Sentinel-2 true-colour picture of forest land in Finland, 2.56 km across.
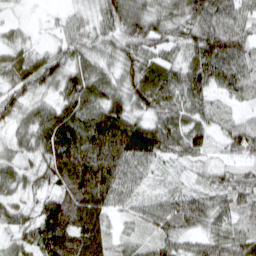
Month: March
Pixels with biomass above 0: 93%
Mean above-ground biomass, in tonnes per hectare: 68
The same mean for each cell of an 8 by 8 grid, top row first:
10 9 33 79 90 78 110 73
44 27 57 58 64 49 122 95
60 70 81 56 88 76 88 77
54 61 88 94 56 67 46 27
44 101 110 169 126 69 43 87
62 77 143 112 38 12 40 50
51 81 115 51 39 71 71 55
32 77 91 36 20 56 59 66
